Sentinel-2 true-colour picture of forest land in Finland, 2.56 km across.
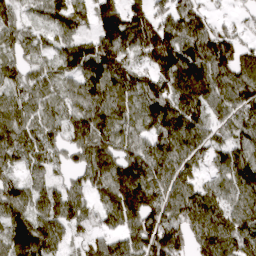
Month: April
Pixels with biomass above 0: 91%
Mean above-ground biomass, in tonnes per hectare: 116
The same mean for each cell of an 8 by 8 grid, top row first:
80 97 96 138 121 119 69 36
85 67 126 158 146 172 162 101
84 91 126 152 99 155 164 130
107 88 127 136 110 141 105 122
117 90 106 118 100 126 93 105
67 73 71 143 143 122 63 147
115 127 90 122 168 127 139 122
178 146 54 87 153 148 138 133
